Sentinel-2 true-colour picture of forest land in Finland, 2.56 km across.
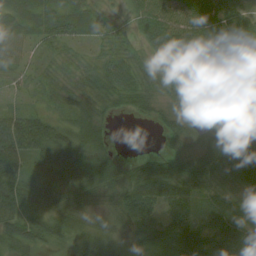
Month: August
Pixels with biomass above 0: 91%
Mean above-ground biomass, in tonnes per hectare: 47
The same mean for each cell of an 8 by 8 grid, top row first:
62 65 65 18 59 75 77 54
42 27 21 45 34 68 79 34
21 24 30 60 44 60 80 63
30 25 32 22 28 37 63 64
83 60 55 17 0 31 42 56
55 44 60 50 73 72 56 59
61 33 28 21 77 67 32 37
57 38 27 29 44 62 40 48
